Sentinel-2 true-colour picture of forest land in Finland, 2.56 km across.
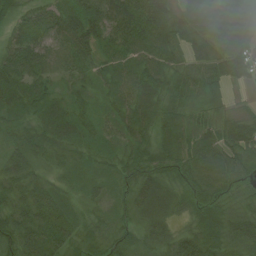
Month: July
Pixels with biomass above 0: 96%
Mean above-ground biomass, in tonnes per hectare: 49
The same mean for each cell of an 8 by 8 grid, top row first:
49 43 49 53 66 51 54 55
56 65 61 49 66 46 46 60
53 42 37 49 64 43 48 35
42 51 34 36 63 49 41 16
41 48 41 31 45 60 45 60
60 28 24 38 57 40 43 47
55 83 26 40 57 37 55 37
66 75 41 50 34 49 73 58
